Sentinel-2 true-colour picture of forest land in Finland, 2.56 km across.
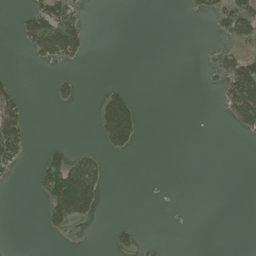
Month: June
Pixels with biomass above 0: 17%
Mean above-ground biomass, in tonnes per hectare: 26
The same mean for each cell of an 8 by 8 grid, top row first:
16 108 41 0 0 0 30 93
6 103 64 0 0 0 10 28
18 9 18 4 0 0 7 120
82 1 1 145 12 0 0 108
111 16 1 83 5 0 0 2
12 85 86 2 1 0 0 0
0 59 119 0 0 0 0 0
0 4 0 26 13 0 0 0
